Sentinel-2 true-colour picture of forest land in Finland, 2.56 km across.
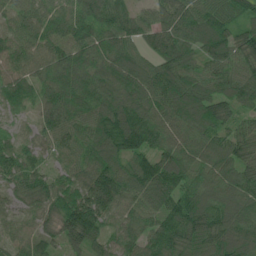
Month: June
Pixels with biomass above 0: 98%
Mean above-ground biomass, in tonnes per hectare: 97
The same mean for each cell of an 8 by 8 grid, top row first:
87 100 102 67 37 114 115 85
85 93 102 96 70 133 105 110
97 89 96 94 115 122 90 100
53 82 92 129 130 126 117 71
68 52 93 138 124 98 92 87
87 61 78 138 131 119 88 100
49 66 145 113 92 105 113 112
63 60 112 70 95 119 115 112
